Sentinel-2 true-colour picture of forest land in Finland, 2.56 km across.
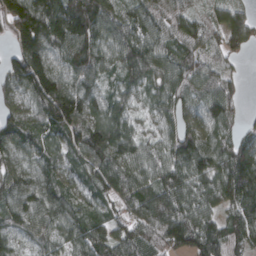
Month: March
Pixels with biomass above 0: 93%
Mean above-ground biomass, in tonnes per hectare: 99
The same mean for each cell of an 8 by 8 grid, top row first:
153 175 165 91 82 88 55 84
85 125 150 89 120 82 66 67
110 146 91 52 103 103 90 34
83 141 127 88 49 106 108 52
103 77 114 134 68 115 90 92
92 93 77 123 84 113 105 154
94 121 81 67 110 128 84 117
67 76 91 101 94 105 139 95
